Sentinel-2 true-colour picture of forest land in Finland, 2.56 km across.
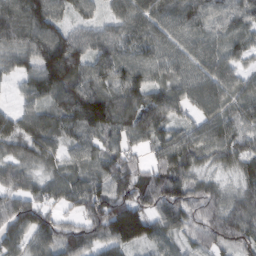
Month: February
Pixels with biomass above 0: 94%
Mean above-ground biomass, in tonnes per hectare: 78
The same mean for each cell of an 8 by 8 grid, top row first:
94 106 46 48 76 78 75 70
74 137 87 83 71 63 67 57
42 110 102 83 74 65 87 57
54 75 117 69 89 65 73 72
71 87 75 61 46 92 86 77
64 56 75 81 67 95 38 63
99 57 72 131 91 103 90 77
83 88 98 98 71 49 73 90
